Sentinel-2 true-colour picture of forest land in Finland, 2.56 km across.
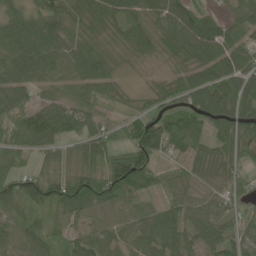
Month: June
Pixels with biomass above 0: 93%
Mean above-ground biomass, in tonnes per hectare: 69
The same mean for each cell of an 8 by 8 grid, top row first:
52 79 74 72 78 100 67 65
71 68 55 41 59 68 102 82
74 50 59 63 19 51 71 92
94 68 65 31 47 88 106 93
89 76 64 69 127 78 58 84
83 65 90 137 123 45 49 53
51 72 100 53 41 65 48 42
41 53 58 45 57 78 64 68
